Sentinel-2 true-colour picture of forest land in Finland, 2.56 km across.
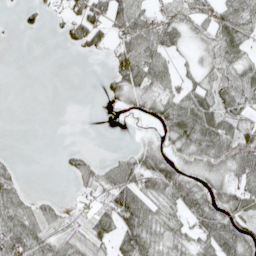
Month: May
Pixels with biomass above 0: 61%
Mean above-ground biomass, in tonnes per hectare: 42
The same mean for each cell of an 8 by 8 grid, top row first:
7 13 53 54 52 61 48 73
0 0 23 39 69 38 41 42
0 0 0 34 64 42 50 58
0 0 0 4 26 72 74 61
0 0 3 0 24 48 75 86
33 0 56 56 67 62 39 58
62 45 17 76 73 54 69 58
94 52 55 48 73 43 65 81
